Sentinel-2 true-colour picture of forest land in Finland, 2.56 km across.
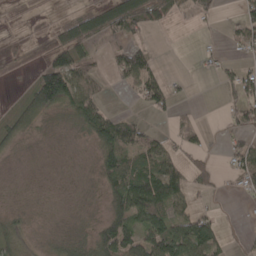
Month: April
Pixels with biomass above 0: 57%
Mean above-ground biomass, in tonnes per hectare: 44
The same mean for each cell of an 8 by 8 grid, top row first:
16 7 58 109 98 40 26 35
11 34 94 32 42 0 19 46
7 121 86 24 80 11 2 72
42 56 78 33 18 24 0 50
29 4 6 111 70 30 13 49
1 1 3 74 110 74 31 56
9 3 4 55 116 64 14 4
55 11 22 112 90 122 92 5
